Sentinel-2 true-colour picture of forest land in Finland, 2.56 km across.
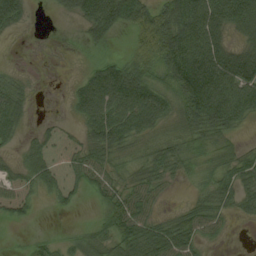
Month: August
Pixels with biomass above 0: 76%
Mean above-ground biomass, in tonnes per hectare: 52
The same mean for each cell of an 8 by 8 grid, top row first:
65 3 57 98 81 93 91 83
5 6 13 15 67 109 97 57
34 4 35 91 79 90 120 105
53 6 46 80 99 56 104 68
23 76 56 68 31 38 37 19
46 72 71 50 39 24 34 60
62 8 10 59 47 19 49 31
4 22 31 52 76 81 24 2
